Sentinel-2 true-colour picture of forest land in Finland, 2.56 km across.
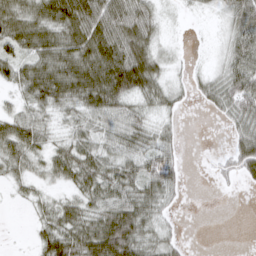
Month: March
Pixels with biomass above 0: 74%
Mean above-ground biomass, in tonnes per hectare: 47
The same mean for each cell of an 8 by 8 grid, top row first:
64 74 99 81 66 5 8 64
52 68 79 91 74 8 4 57
46 86 90 106 83 13 29 72
34 43 50 65 42 22 13 61
65 33 49 52 56 29 0 50
28 29 58 62 68 42 3 32
3 30 50 78 67 14 0 0
0 53 80 131 58 19 0 0
